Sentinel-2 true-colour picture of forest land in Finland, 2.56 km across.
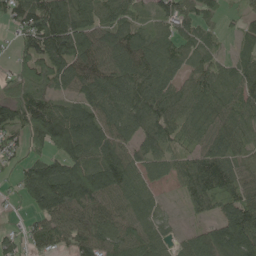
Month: May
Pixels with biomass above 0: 86%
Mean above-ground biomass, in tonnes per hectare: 87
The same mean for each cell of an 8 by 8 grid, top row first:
78 175 119 75 37 86 39 34
51 139 135 110 101 67 51 37
94 91 104 110 113 60 75 76
109 114 80 91 117 74 87 76
54 113 115 95 70 43 65 69
57 155 154 135 66 59 123 81
11 135 123 102 65 9 57 119
34 76 97 102 90 32 90 165
